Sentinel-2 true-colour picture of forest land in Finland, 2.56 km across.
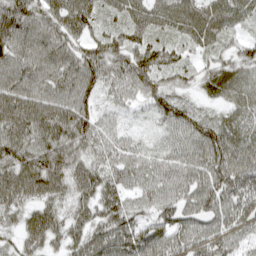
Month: April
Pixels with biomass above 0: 93%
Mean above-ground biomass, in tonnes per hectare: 73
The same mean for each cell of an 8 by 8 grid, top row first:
115 82 83 30 59 68 76 54
92 104 69 65 69 38 40 38
91 88 106 66 76 38 54 61
110 96 84 29 22 73 29 50
94 101 77 51 21 55 98 83
102 121 77 63 67 78 97 111
71 71 60 78 52 82 76 103
46 76 71 96 114 72 81 55
